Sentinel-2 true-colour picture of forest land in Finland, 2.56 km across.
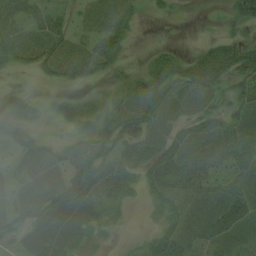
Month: July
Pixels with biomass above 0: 72%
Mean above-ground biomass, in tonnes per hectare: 37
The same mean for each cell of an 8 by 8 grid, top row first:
35 39 20 36 10 6 1 42
41 51 29 48 4 11 29 48
2 17 28 24 42 52 65 53
23 9 28 32 55 22 43 45
33 20 28 61 51 46 48 68
21 35 55 61 38 71 46 58
31 57 62 26 7 32 50 73
28 48 29 6 13 60 54 43
